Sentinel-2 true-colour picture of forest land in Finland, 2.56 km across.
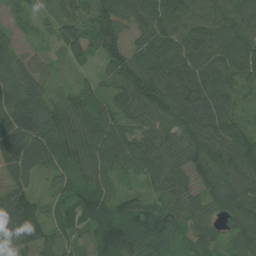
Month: July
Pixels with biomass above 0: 95%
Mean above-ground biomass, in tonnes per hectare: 78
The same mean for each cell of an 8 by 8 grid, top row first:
22 27 53 111 92 96 76 80
45 21 84 94 64 85 83 93
81 49 21 53 116 96 89 73
111 100 100 70 97 99 91 48
99 107 137 102 84 88 98 93
68 39 64 66 68 84 96 109
99 36 61 58 69 70 69 92
81 70 51 116 119 51 55 69
